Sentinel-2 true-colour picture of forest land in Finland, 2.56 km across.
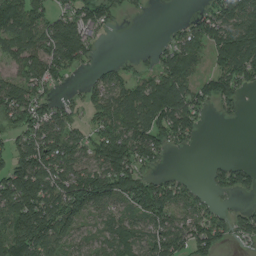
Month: August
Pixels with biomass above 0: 73%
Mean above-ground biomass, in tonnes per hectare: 85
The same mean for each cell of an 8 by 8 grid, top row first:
116 86 101 50 8 3 71 118
102 117 125 1 6 86 93 152
80 93 13 57 57 127 71 112
109 80 39 82 116 156 34 25
80 125 74 177 116 51 1 0
148 131 121 159 90 31 25 71
142 142 134 68 135 109 64 31
117 136 47 73 89 111 114 49
